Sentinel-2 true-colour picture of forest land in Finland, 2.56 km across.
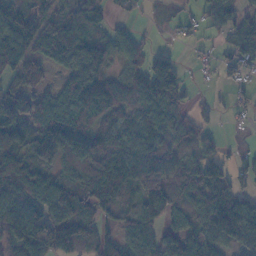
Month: November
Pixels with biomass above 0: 79%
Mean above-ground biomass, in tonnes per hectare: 76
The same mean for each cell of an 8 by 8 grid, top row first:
102 82 71 23 8 15 33 47
103 85 106 72 41 13 10 83
74 43 109 85 109 87 5 31
106 116 112 93 77 55 28 15
113 157 103 84 78 63 51 12
131 94 102 86 83 67 100 40
111 130 113 64 74 53 115 130
92 113 103 63 79 74 73 108
